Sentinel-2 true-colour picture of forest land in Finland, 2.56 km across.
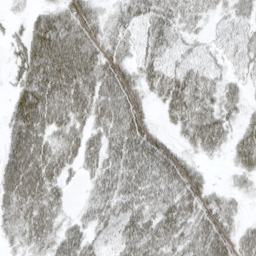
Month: April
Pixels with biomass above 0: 83%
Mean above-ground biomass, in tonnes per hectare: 50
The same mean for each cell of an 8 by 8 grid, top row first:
10 53 55 30 51 49 27 34
28 107 72 40 41 31 20 34
41 98 75 63 45 59 44 25
68 80 58 65 34 57 60 29
76 59 53 56 64 25 50 45
88 69 21 56 61 63 16 23
55 65 19 57 59 62 45 16
31 54 53 42 73 55 71 44
